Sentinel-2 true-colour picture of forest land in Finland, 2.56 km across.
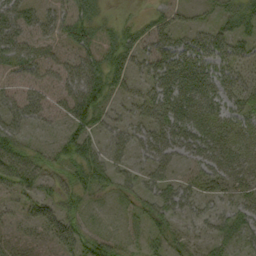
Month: September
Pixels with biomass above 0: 70%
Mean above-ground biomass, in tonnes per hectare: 39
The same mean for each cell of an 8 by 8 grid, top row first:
56 36 41 13 13 26 17 47
58 24 41 39 42 46 55 37
23 31 71 50 36 56 43 38
45 34 73 26 40 53 37 40
50 15 58 40 47 54 57 43
64 34 42 47 35 26 41 44
17 39 30 9 35 48 22 48
14 24 58 32 28 30 25 43
